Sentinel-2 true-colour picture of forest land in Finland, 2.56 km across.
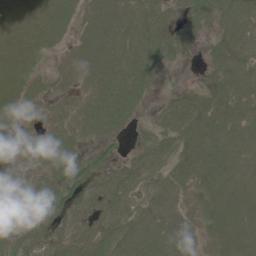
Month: June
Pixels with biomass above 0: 76%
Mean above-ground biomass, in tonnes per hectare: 9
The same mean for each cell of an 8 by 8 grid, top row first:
7 9 6 10 12 7 12 14
8 4 5 13 15 10 5 12
9 4 5 17 13 1 6 10
9 5 7 18 3 14 11 8
12 15 6 4 6 12 10 7
9 11 11 9 9 9 9 6
12 8 10 10 5 4 7 7
12 8 7 9 9 7 3 6
